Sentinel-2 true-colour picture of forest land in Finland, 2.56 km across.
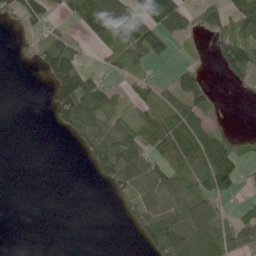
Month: June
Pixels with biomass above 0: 50%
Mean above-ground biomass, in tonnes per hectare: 52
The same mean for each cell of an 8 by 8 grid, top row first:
44 52 78 118 95 115 54 83
7 76 31 54 134 29 29 157
0 52 150 23 50 55 26 47
0 20 121 61 48 79 55 0
0 0 33 88 82 97 114 52
0 0 0 61 79 57 130 67
0 0 0 4 58 62 64 25
0 0 0 0 38 96 101 65
